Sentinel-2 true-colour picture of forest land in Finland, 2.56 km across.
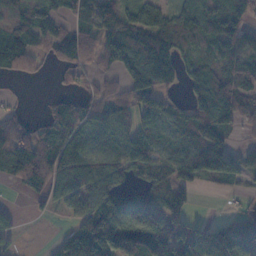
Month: November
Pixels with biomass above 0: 74%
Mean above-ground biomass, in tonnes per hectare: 76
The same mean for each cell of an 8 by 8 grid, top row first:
90 84 95 95 110 99 110 72
92 52 76 82 103 104 59 78
20 7 27 31 136 68 122 100
22 35 60 86 80 54 130 122
120 88 84 72 88 50 162 21
59 79 111 75 68 81 81 58
14 21 54 112 97 85 0 20
18 8 102 120 111 101 114 91
